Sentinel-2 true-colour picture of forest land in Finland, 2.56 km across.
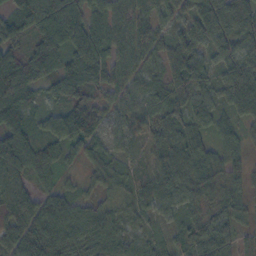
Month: October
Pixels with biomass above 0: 94%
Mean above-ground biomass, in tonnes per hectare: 68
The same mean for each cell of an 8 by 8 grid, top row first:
75 103 82 85 61 51 85 103
69 110 96 77 66 66 59 67
105 72 99 73 42 62 49 99
92 39 99 46 46 73 71 70
106 70 69 33 27 82 57 43
71 44 22 55 43 96 80 53
97 76 58 46 50 53 44 52
71 90 67 67 49 33 83 53
